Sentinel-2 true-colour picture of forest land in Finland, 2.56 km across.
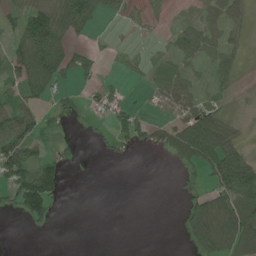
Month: June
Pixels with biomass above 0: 45%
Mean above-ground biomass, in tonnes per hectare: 37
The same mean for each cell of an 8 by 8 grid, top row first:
39 86 103 14 3 3 32 30
46 122 25 5 2 32 48 23
41 75 35 11 10 44 18 11
64 31 22 49 13 24 51 4
105 38 9 27 38 98 145 43
99 76 1 0 0 3 59 126
41 61 0 0 0 2 63 92
0 0 0 0 0 1 60 80
